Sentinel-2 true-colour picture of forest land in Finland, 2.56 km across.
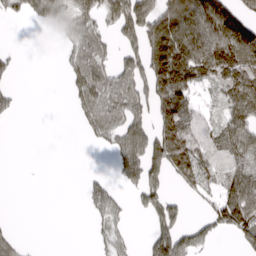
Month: March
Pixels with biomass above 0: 50%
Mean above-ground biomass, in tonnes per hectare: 59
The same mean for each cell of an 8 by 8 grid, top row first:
29 67 72 59 99 109 132 95
10 0 61 35 85 149 133 148
14 0 58 60 85 180 76 123
18 0 35 63 49 146 43 94
0 0 3 44 86 142 94 95
0 0 6 22 85 62 80 87
0 0 7 65 41 48 44 145
31 0 0 49 14 103 40 45
